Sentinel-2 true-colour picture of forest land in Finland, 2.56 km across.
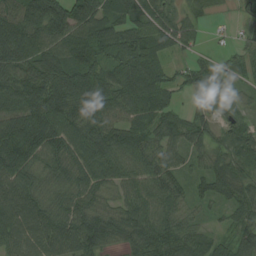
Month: August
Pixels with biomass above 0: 91%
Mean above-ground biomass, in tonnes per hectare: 77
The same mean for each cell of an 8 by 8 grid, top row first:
87 140 108 71 71 53 28 18
100 85 93 90 98 46 13 35
105 116 104 91 104 49 72 42
106 112 93 71 71 48 39 34
124 101 105 104 81 60 72 62
94 62 79 75 87 60 77 87
98 79 80 58 92 66 27 77
68 80 98 57 89 83 52 72
